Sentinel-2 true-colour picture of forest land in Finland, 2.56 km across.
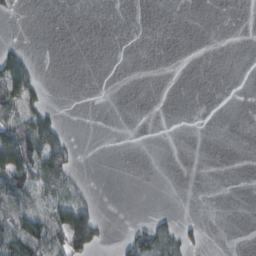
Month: February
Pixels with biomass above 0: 21%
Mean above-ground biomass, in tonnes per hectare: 18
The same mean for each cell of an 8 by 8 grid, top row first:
2 0 0 0 0 0 0 0
18 0 0 0 0 0 0 0
85 3 0 0 0 0 0 0
48 36 0 0 0 0 0 0
132 70 4 0 0 0 0 0
113 81 10 0 0 0 0 0
88 43 65 0 0 1 0 0
85 79 94 4 62 51 5 0
